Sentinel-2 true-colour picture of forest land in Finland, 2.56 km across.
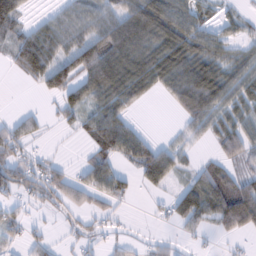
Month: February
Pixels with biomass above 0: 64%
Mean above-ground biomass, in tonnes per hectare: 51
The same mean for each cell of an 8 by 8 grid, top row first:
55 26 70 69 124 77 26 22
49 84 83 109 89 91 64 33
6 76 72 105 75 91 105 57
8 10 56 71 7 27 74 55
60 6 11 86 53 23 20 69
80 61 33 68 47 36 63 43
27 28 41 22 3 56 88 126
31 18 22 21 11 14 9 16
